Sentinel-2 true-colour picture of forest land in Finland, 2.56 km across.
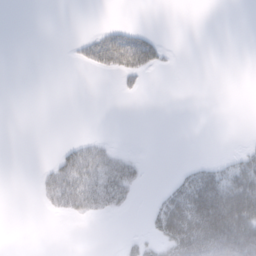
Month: February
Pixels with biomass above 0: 22%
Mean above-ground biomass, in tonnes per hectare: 17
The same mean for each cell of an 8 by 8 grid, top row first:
0 0 0 0 0 0 0 0
0 0 14 69 58 2 0 0
0 0 0 2 10 0 0 0
0 0 0 0 0 0 0 0
0 0 20 11 0 0 0 2
0 23 50 49 10 11 41 48
0 12 32 23 3 71 104 117
0 0 0 0 12 68 96 100
